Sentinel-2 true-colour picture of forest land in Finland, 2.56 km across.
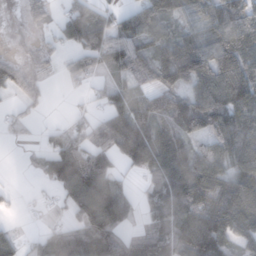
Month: November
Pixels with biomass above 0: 72%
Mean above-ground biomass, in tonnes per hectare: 73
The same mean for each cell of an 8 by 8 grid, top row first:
3 38 84 42 65 54 68 75
9 25 82 96 61 96 77 103
65 20 36 35 41 93 97 125
24 8 16 81 94 112 132 103
7 45 61 120 162 111 64 103
1 60 134 69 43 131 129 81
10 13 102 117 38 107 138 117
35 63 100 93 69 100 127 59
